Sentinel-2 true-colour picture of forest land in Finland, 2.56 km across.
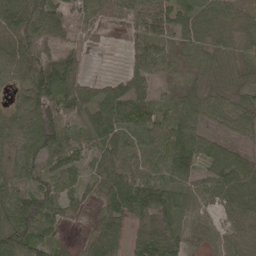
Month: May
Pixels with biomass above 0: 88%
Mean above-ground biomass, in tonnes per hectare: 64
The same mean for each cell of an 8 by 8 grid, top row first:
104 126 75 26 72 76 69 45
71 62 55 4 65 35 54 48
50 134 63 33 53 11 40 43
49 110 54 72 72 67 57 63
51 84 52 75 74 98 70 40
44 57 29 76 74 81 57 99
104 67 29 70 90 84 45 76
109 61 17 82 68 76 38 61
